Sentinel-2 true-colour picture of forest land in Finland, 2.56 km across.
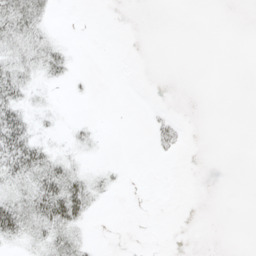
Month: May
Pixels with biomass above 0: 25%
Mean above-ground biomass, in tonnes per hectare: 8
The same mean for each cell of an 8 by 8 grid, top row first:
36 11 0 0 0 0 0 0
24 19 0 0 0 0 0 0
31 9 3 0 0 0 0 0
31 6 0 0 1 2 0 0
49 13 10 0 0 13 0 0
30 38 19 7 0 0 0 0
38 50 40 0 0 0 0 0
18 20 14 0 0 0 0 0
